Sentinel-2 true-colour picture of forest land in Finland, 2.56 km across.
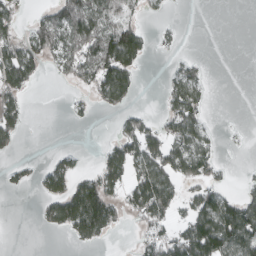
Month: March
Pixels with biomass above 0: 43%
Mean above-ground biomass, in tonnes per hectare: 47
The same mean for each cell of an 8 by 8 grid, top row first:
38 57 101 74 26 2 0 0
65 78 96 136 53 10 0 0
88 6 50 127 4 47 16 0
66 0 12 21 27 68 18 0
26 0 3 41 101 65 36 2
17 63 50 70 84 68 51 5
0 48 151 72 91 51 89 92
0 0 36 10 39 82 145 119
